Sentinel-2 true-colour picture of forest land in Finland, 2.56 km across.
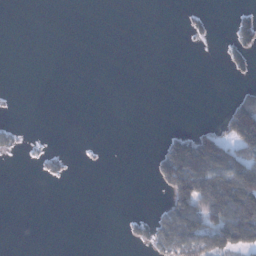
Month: January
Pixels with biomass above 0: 19%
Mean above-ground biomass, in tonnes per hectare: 30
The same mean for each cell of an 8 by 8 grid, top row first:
0 0 0 0 0 0 10 20
0 0 0 0 0 0 1 37
0 0 0 0 0 0 0 9
1 0 0 0 0 0 0 135
13 2 1 0 0 106 155 121
0 13 0 0 0 157 164 142
0 0 0 0 1 120 130 184
0 0 0 0 35 128 104 133
